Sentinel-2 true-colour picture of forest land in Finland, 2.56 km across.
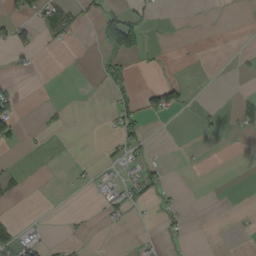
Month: September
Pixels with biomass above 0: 14%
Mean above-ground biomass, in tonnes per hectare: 12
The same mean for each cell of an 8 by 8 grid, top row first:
23 39 25 40 27 1 2 1
38 6 2 75 46 1 0 3
9 0 0 21 0 15 0 4
34 7 0 16 38 31 7 42
17 2 0 11 21 0 1 1
15 0 5 8 33 2 0 0
2 0 1 22 10 13 0 1
43 10 7 0 6 5 0 3
